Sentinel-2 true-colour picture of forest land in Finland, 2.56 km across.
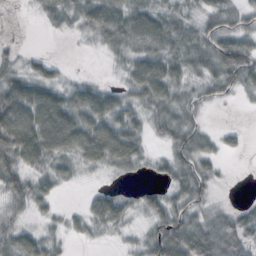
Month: October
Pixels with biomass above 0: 76%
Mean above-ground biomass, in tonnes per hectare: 45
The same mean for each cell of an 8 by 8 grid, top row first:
1 33 47 82 72 43 44 35
13 2 3 44 62 53 53 77
50 47 19 7 99 61 44 52
96 100 83 69 41 50 10 3
91 86 82 105 34 51 26 13
54 47 18 14 10 53 42 0
25 22 16 66 30 53 30 21
57 36 13 10 38 112 99 60
